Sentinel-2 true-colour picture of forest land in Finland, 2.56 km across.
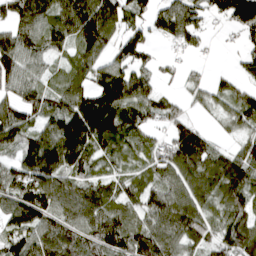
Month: April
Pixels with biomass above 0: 83%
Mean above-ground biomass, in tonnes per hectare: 93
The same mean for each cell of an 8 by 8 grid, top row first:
102 95 156 119 62 133 80 164
121 87 82 70 73 42 17 41
96 49 75 136 89 25 39 45
103 101 163 147 71 52 30 89
77 124 159 82 51 123 61 52
102 148 90 58 60 93 106 105
121 115 113 89 86 114 72 97
93 121 115 126 137 94 83 130
